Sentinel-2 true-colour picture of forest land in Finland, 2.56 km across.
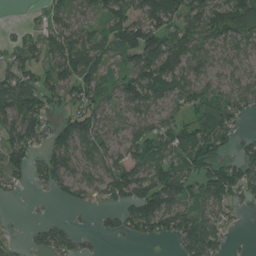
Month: July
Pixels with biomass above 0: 73%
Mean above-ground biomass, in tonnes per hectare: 73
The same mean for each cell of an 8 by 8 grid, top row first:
0 44 62 77 92 124 120 120
38 66 96 46 159 121 73 73
86 65 104 36 117 94 62 56
107 63 69 52 77 56 107 57
93 56 108 60 87 95 102 52
69 75 75 118 99 111 102 93
1 4 29 43 123 100 71 28
18 74 37 16 42 64 127 4
